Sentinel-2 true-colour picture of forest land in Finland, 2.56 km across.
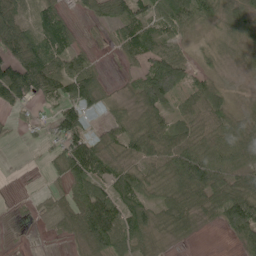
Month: June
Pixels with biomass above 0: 79%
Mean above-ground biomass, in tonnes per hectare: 56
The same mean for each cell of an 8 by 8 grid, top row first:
85 62 23 57 72 83 44 63
86 83 34 18 79 44 20 24
115 95 103 11 79 114 37 7
25 21 78 31 69 45 68 31
5 24 79 58 76 74 59 59
1 23 79 64 54 99 103 49
5 45 94 104 72 73 53 133
3 7 57 95 58 20 1 54
